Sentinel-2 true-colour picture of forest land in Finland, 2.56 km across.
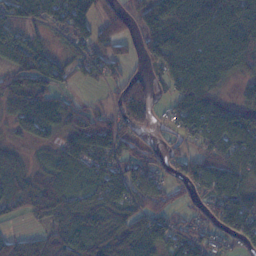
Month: November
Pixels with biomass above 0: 79%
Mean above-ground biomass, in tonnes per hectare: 74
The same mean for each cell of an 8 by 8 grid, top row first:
81 95 98 69 83 111 107 104
92 50 72 63 52 89 83 96
78 93 32 40 48 70 92 34
64 88 68 67 85 56 107 78
23 32 100 111 43 42 83 106
73 61 51 90 77 49 89 77
58 78 63 74 66 40 63 99
66 62 107 86 118 70 53 57
